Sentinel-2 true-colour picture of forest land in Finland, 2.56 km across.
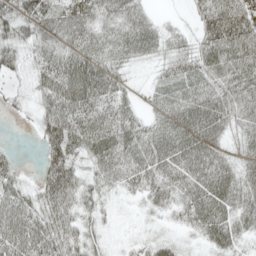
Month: May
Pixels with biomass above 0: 87%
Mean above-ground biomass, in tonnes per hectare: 51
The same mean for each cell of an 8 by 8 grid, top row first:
52 64 50 54 43 6 75 102
41 55 63 56 53 40 73 94
16 64 94 66 6 54 53 71
12 51 67 60 29 71 81 57
3 45 54 77 66 75 73 34
31 52 42 46 62 66 76 60
60 54 41 11 18 38 73 64
62 61 43 7 13 21 36 37
